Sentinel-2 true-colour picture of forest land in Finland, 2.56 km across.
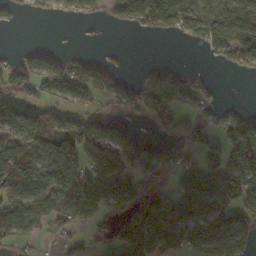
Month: November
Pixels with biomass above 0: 61%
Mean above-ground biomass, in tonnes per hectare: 61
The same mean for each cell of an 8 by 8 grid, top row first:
20 26 33 37 85 96 100 94
9 18 6 5 0 1 50 109
72 69 80 51 44 62 16 7
87 61 43 37 54 72 35 32
88 79 101 113 39 47 72 101
81 66 99 114 48 46 114 103
61 82 96 60 79 77 87 76
55 9 25 39 88 69 89 93
